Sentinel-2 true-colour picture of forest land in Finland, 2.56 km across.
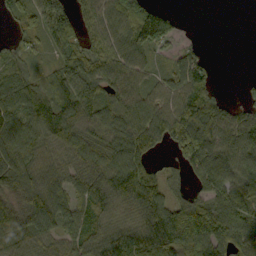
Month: September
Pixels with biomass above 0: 83%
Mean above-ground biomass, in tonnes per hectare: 82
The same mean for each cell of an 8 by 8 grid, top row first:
54 99 64 91 113 30 0 0
40 46 69 85 102 32 8 0
86 54 102 87 65 76 75 7
96 105 96 100 103 110 138 65
101 82 109 106 99 82 118 86
87 92 77 118 103 26 88 82
73 125 67 80 111 94 108 102
89 74 73 102 91 130 146 114
